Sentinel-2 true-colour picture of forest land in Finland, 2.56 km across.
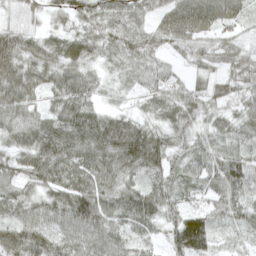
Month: April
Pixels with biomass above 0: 95%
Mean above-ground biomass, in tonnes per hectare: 61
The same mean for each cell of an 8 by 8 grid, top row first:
37 34 67 61 39 65 66 39
81 46 60 51 61 41 50 46
89 52 64 22 44 38 44 61
68 49 86 34 32 65 48 46
57 88 81 97 101 52 47 49
65 69 75 75 58 49 68 73
69 73 114 80 83 51 52 56
83 74 80 75 37 77 72 23
